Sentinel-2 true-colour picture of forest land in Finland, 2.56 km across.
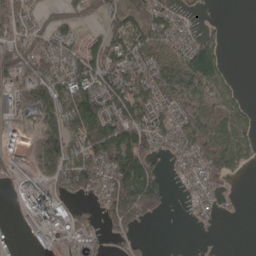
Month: April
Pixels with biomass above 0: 63%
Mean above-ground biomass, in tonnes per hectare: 51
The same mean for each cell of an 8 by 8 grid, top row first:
66 25 37 60 90 30 4 0
59 47 45 74 72 41 75 0
67 85 88 64 54 57 84 5
47 62 115 84 59 48 52 31
41 80 80 98 93 49 81 47
27 58 112 95 106 19 37 14
19 106 17 91 112 3 23 5
10 31 24 20 11 1 1 0
